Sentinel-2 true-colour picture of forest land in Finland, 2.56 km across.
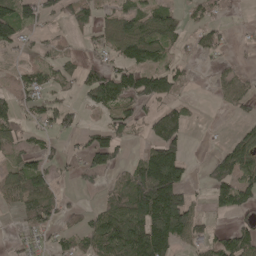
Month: May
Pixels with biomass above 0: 56%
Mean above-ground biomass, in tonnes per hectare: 64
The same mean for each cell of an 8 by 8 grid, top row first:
113 44 55 50 81 44 43 9
40 29 16 60 107 33 50 10
28 50 52 100 108 64 8 48
54 64 35 64 42 77 1 33
52 27 22 92 42 91 2 80
82 70 43 42 172 149 46 103
42 85 21 90 187 186 30 66
14 29 59 142 176 104 56 84
